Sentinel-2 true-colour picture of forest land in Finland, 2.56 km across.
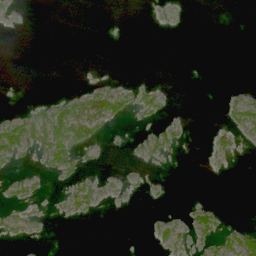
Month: June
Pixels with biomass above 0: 19%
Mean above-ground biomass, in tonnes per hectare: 6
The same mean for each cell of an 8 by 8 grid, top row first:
2 0 0 0 0 2 0 0
0 0 0 0 0 0 0 0
0 0 0 2 2 0 0 0
6 26 22 26 11 1 0 17
39 40 31 1 6 8 5 6
6 8 9 2 2 0 0 0
6 1 13 1 1 1 10 0
4 0 0 0 1 10 11 28
